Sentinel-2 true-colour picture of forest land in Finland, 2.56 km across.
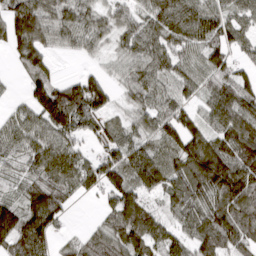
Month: March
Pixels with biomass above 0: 86%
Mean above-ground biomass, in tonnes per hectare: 89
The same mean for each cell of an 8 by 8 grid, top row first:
143 97 73 54 69 146 89 65
85 72 42 44 92 83 101 64
10 94 73 37 85 76 74 82
39 187 153 50 74 87 72 140
70 89 43 75 66 88 120 140
49 86 88 108 107 91 154 148
113 150 5 78 94 75 118 112
142 87 54 110 122 74 98 91
